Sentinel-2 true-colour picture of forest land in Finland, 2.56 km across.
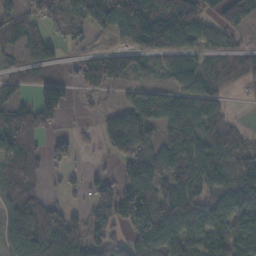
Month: November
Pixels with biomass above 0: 69%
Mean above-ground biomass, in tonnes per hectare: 72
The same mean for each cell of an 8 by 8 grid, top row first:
65 73 95 110 112 185 43 95
48 65 12 32 88 68 45 28
43 87 40 72 41 43 59 35
66 119 9 29 98 104 77 4
98 30 14 55 88 106 76 46
86 27 18 32 117 89 84 67
79 89 32 120 79 132 84 92
103 159 145 66 70 80 76 99
